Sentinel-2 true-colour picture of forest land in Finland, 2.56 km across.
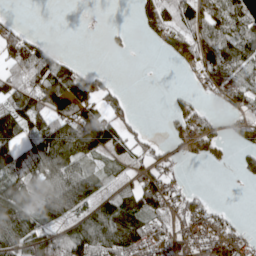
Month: April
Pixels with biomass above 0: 60%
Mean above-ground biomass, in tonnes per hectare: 65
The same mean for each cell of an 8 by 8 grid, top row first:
9 0 0 0 52 84 85 105
103 55 0 14 2 77 107 91
80 112 104 16 0 1 62 60
106 117 110 71 1 31 30 47
116 122 130 89 44 27 40 42
102 119 115 24 73 33 0 21
133 90 91 90 114 57 49 3
133 90 110 108 77 49 67 49
